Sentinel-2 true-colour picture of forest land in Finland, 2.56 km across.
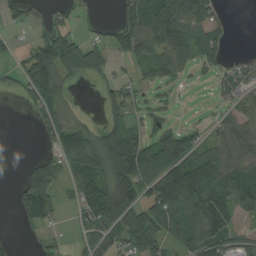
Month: August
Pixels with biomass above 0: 61%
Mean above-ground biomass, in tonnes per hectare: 79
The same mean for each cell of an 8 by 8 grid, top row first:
41 38 22 3 176 221 87 0
19 133 97 61 106 116 88 4
44 174 31 48 35 45 14 71
1 87 19 60 22 9 5 78
0 36 120 157 116 127 63 110
9 138 99 128 126 179 168 119
49 97 73 142 108 165 154 87
11 32 36 71 133 76 105 44
